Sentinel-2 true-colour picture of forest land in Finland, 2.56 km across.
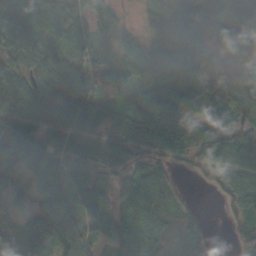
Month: October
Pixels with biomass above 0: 90%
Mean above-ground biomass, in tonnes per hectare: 78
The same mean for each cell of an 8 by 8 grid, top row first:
122 96 58 57 26 95 88 93
76 92 61 58 43 111 71 56
74 90 107 90 77 77 52 56
108 73 83 58 102 87 86 99
135 83 91 86 73 107 119 101
80 90 65 108 89 27 36 93
46 105 71 51 92 69 6 66
68 93 115 51 90 119 42 28
